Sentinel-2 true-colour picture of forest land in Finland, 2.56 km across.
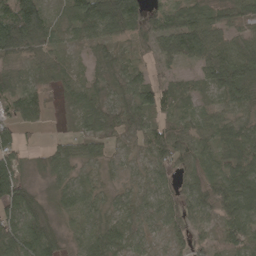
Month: April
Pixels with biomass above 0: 90%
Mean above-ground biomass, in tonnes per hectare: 52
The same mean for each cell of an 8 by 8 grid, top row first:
126 50 81 117 58 55 66 57
86 41 17 36 26 77 80 53
47 27 23 51 47 38 49 91
47 20 27 45 60 45 34 43
62 20 47 17 39 71 35 72
54 38 32 17 26 43 55 85
85 31 55 38 39 57 81 78
93 82 40 61 32 26 38 60
